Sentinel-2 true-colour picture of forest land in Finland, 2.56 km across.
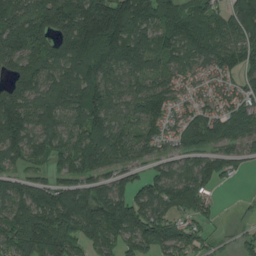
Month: July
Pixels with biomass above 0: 89%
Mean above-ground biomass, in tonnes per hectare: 130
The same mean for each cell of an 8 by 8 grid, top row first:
162 188 222 293 193 157 132 170
151 149 218 200 164 116 140 133
121 125 205 106 108 71 54 79
196 145 157 118 130 67 84 119
144 113 132 165 87 77 114 82
92 73 121 101 67 83 125 42
127 219 187 189 134 92 71 10
150 228 131 107 135 145 53 42
